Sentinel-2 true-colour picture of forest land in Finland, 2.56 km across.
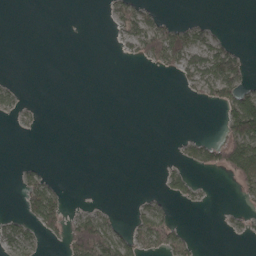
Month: April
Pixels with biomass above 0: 25%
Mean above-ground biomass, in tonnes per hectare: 23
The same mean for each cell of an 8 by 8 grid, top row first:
0 0 0 28 51 9 4 0
0 0 0 3 66 84 66 18
5 0 0 0 0 13 80 67
17 0 0 0 0 0 0 130
0 0 0 0 0 8 44 101
12 22 0 0 0 28 4 70
7 84 14 8 26 12 5 9
48 12 114 81 52 44 0 4
